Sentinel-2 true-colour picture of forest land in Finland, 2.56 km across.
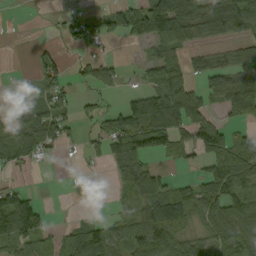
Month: September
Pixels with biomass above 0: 59%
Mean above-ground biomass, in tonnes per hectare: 60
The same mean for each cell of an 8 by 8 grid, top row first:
0 4 45 53 112 127 76 91
0 21 35 9 24 78 29 40
14 70 24 39 26 83 59 83
36 80 20 41 122 123 52 57
96 82 19 74 86 66 117 70
17 0 13 40 100 14 70 109
112 19 6 15 74 114 92 84
83 44 109 81 90 102 60 85
